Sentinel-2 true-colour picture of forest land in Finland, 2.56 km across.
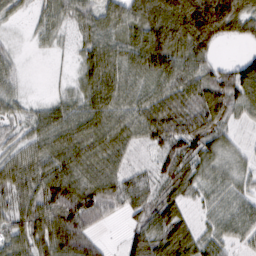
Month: February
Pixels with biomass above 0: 87%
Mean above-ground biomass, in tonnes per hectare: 64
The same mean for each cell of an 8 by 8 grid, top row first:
23 46 58 66 91 138 153 107
14 17 40 89 103 97 62 10
29 3 45 96 73 94 56 94
31 46 70 77 79 74 84 44
39 78 90 77 49 77 58 19
79 98 86 79 51 67 44 40
66 84 98 52 50 54 33 54
58 87 80 5 69 91 48 37
